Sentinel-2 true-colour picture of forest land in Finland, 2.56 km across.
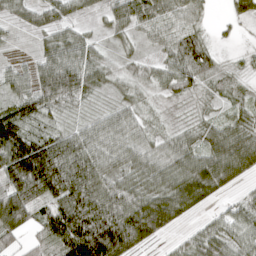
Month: April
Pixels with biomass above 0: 83%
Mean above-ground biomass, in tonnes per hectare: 58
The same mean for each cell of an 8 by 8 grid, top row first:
27 41 24 40 70 64 20 29
8 44 59 16 17 70 38 7
53 94 90 29 39 62 32 14
68 48 18 37 30 9 15 33
115 80 74 74 49 49 53 82
120 129 101 59 68 75 91 43
115 59 101 92 106 76 18 35
36 49 154 153 67 15 66 54
